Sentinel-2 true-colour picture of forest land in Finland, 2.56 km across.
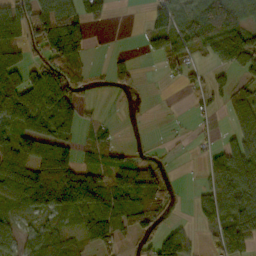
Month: October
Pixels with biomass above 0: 61%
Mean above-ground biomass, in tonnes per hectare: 58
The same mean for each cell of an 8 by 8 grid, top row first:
103 130 103 18 23 80 89 48
84 97 69 2 19 59 63 109
89 118 54 36 2 20 38 37
104 102 13 1 0 1 23 43
66 86 36 34 5 4 21 67
67 138 97 55 91 7 55 122
35 83 81 83 78 15 73 109
18 73 44 64 40 77 29 76
